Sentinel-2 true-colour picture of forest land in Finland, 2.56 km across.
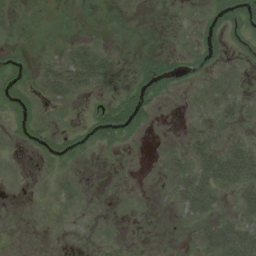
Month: August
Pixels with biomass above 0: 44%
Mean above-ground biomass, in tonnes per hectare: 13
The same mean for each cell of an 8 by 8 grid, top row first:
11 4 5 1 1 2 12 23
9 10 20 6 5 7 16 5
20 34 43 11 26 17 19 10
16 3 3 25 23 0 14 18
5 14 15 13 2 3 29 23
2 6 5 1 0 25 47 43
0 7 7 1 1 12 28 25
0 1 1 6 1 1 36 46
